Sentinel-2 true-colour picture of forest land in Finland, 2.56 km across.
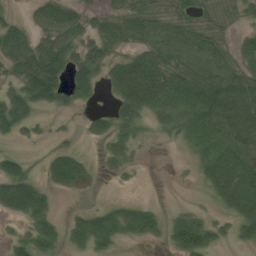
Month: July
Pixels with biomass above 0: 67%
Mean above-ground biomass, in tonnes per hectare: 44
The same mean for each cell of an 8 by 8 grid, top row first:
15 49 35 45 65 49 42 36
59 54 46 51 52 72 62 35
33 89 63 55 114 79 78 68
66 18 12 42 55 54 85 85
13 10 11 26 7 12 43 77
70 41 63 7 2 3 52 98
54 37 12 28 28 10 10 68
25 36 29 37 22 44 46 28
